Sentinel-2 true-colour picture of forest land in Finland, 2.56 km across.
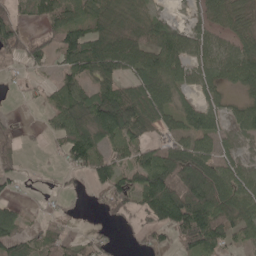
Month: May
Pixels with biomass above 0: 69%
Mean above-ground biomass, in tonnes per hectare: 62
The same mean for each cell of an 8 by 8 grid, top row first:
49 62 63 94 60 10 39 54
65 43 127 127 101 81 52 58
11 17 72 80 85 66 48 64
6 37 119 179 115 76 81 48
32 12 95 59 52 51 53 23
32 2 18 74 91 116 103 60
23 8 6 43 69 154 134 79
74 55 27 18 22 50 117 42
